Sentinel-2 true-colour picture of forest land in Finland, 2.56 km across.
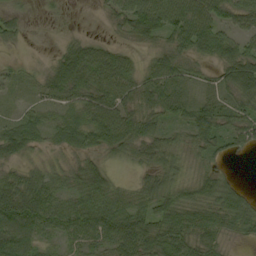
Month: September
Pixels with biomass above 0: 85%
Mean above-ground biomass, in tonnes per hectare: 45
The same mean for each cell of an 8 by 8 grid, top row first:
17 4 1 29 83 85 73 54
7 3 42 34 19 50 61 49
18 36 65 84 48 51 17 82
16 25 47 77 53 41 58 46
54 24 37 55 58 34 45 36
44 41 50 30 34 41 31 7
96 63 55 65 49 59 53 53
86 30 43 54 70 65 48 16
